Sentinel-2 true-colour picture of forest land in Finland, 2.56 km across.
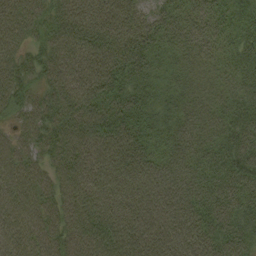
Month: August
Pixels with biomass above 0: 98%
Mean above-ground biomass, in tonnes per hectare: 72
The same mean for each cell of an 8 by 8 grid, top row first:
88 62 83 87 52 56 60 50
68 64 93 89 72 42 35 47
77 59 87 102 58 38 29 41
54 78 105 96 65 48 44 50
65 69 97 104 70 55 54 61
92 59 93 101 83 65 58 72
94 70 100 95 91 74 70 63
94 77 84 115 91 83 73 64
